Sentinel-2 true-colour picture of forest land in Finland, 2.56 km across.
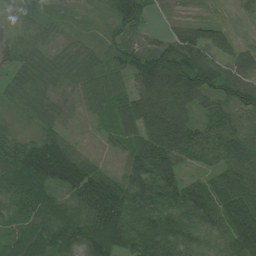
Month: July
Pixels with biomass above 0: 90%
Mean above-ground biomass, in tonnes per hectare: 85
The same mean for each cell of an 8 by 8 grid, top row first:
47 38 19 73 67 9 10 11
101 53 51 44 58 88 88 37
55 65 86 83 105 161 99 73
30 60 35 80 137 128 60 64
70 90 25 33 128 143 112 98
122 101 106 43 132 90 51 112
65 89 88 127 172 165 108 142
67 94 96 132 178 170 77 111
